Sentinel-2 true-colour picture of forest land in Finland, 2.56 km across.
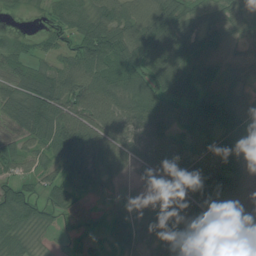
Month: July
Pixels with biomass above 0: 91%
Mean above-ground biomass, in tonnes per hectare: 75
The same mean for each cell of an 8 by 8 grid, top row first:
13 28 85 96 121 107 55 59
49 38 99 137 139 116 72 54
80 113 108 84 95 81 92 55
81 144 110 95 105 73 104 81
52 81 134 81 67 70 61 73
51 55 71 48 43 91 106 89
106 54 32 25 37 81 74 63
67 21 28 28 36 51 70 82
